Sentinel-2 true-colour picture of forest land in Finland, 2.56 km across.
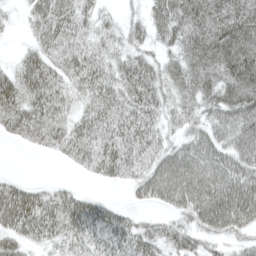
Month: April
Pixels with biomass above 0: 83%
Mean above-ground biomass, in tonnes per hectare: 56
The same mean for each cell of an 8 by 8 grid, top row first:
12 69 49 18 45 78 92 87
10 55 55 45 48 52 82 103
60 66 55 59 89 69 71 105
67 66 37 64 70 52 56 80
16 41 59 68 61 41 61 74
11 1 10 44 56 83 71 70
95 68 62 32 18 45 91 86
51 41 50 57 66 48 40 34
